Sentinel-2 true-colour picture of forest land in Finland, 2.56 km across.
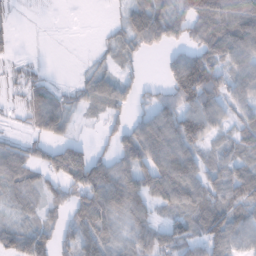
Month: January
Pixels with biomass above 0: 73%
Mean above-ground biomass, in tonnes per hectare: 54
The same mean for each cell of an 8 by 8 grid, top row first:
12 1 0 6 90 56 115 104
11 1 0 31 40 27 78 95
21 22 18 44 17 79 103 65
15 93 24 36 34 77 84 47
38 55 36 33 110 75 39 54
75 47 115 90 70 57 50 64
36 41 75 80 59 64 83 63
78 60 87 49 53 64 77 51
